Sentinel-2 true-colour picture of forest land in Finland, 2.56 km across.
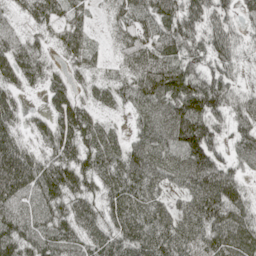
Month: April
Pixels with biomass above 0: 91%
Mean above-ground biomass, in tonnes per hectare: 58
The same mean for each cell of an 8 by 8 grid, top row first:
27 59 35 34 56 69 56 33
60 30 67 22 61 66 57 34
54 47 27 35 70 84 64 24
45 42 63 21 35 74 83 54
58 43 71 48 45 56 83 55
107 81 79 58 61 42 97 45
71 69 61 59 56 36 85 66
101 78 59 63 72 58 62 77
